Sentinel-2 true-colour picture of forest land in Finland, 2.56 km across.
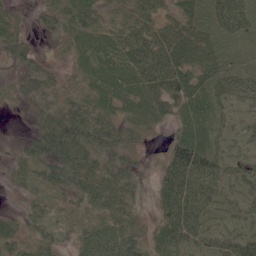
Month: June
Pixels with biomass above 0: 85%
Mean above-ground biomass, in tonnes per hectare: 45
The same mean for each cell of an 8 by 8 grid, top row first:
20 26 63 32 60 30 63 70
45 4 36 45 87 70 56 35
25 42 30 43 75 78 53 57
6 42 65 44 42 55 50 28
7 62 72 54 19 58 50 30
15 36 62 60 13 87 82 35
8 28 33 60 16 87 46 33
33 36 36 68 39 56 44 60
